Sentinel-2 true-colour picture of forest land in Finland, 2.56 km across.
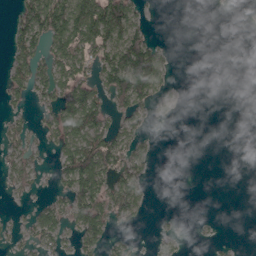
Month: April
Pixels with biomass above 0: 40%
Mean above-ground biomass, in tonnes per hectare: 45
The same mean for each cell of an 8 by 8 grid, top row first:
50 151 138 134 20 0 0 0
65 65 104 96 98 4 0 0
59 62 77 101 145 9 0 0
24 40 140 55 42 10 0 0
48 39 151 116 30 0 0 0
52 12 138 71 29 0 0 0
5 51 104 80 25 1 0 0
23 84 77 41 4 25 7 1
